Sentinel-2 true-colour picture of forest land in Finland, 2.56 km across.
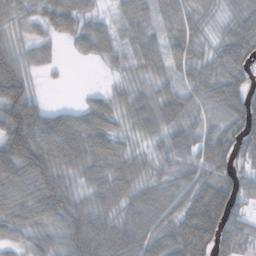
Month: November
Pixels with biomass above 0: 90%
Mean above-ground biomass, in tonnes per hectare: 68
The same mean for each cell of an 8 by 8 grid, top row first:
56 72 83 31 44 45 34 50
63 45 39 58 64 54 39 104
125 8 0 17 40 42 68 87
99 60 54 62 67 87 40 96
107 86 93 70 28 54 83 84
79 98 46 73 45 47 69 64
73 95 80 62 77 63 144 54
46 63 120 114 91 98 117 66
